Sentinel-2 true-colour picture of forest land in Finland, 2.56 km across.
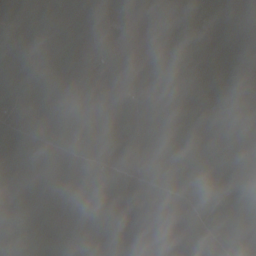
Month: October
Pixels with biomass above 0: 93%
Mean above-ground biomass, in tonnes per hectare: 67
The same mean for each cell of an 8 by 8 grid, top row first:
85 71 75 37 72 64 35 88
92 77 71 48 85 85 52 101
127 86 87 45 85 73 95 98
25 86 86 53 71 107 67 98
99 69 101 57 47 82 60 66
91 79 45 60 59 91 71 62
36 50 30 48 34 45 48 57
28 64 46 68 0 14 69 59
